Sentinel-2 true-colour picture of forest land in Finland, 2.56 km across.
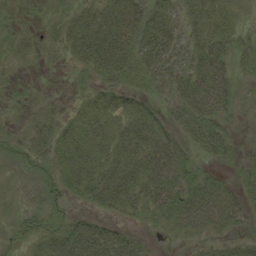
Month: August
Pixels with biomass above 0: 73%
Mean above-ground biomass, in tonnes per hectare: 25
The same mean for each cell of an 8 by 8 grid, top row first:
5 8 24 35 37 18 31 8
13 7 39 50 43 25 39 22
6 1 8 28 28 33 51 13
3 12 20 27 24 27 43 6
14 23 38 30 41 35 33 7
6 17 34 36 39 43 25 16
6 23 8 24 28 47 52 33
12 29 46 40 12 7 19 18
